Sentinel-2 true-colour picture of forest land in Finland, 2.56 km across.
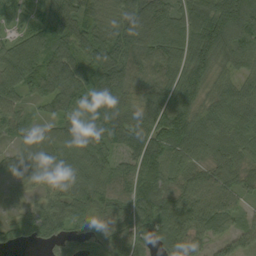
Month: September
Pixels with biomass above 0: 94%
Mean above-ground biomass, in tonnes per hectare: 74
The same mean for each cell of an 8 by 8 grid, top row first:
47 91 95 72 106 90 134 148
65 83 71 87 80 87 127 84
73 76 72 87 66 84 75 51
57 27 60 87 98 134 69 79
36 72 80 62 105 105 74 72
34 45 69 79 98 59 70 60
26 55 72 87 100 85 99 41
35 41 54 59 60 81 34 8
